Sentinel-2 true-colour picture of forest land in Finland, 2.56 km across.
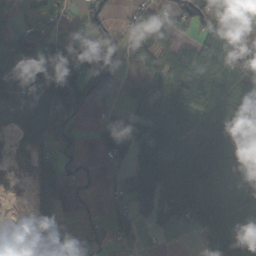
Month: October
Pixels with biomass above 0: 67%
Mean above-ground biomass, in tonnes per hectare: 56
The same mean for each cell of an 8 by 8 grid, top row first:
36 69 44 39 51 69 65 17
56 72 71 100 43 54 79 70
55 95 98 94 47 73 88 93
46 69 73 30 45 23 59 83
24 48 20 90 69 42 53 33
8 57 32 21 106 75 74 43
3 40 43 52 65 66 63 53
51 90 66 43 23 4 57 55
